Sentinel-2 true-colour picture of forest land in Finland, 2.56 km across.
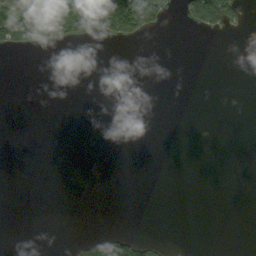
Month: September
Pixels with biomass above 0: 11%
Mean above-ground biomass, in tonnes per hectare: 17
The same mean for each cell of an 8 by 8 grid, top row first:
126 126 131 162 146 17 117 39
49 36 3 2 2 0 0 0
0 0 0 0 0 0 0 0
0 0 0 0 0 0 0 0
0 0 0 0 0 0 0 0
0 0 0 0 0 0 0 0
0 0 0 0 0 0 0 0
0 0 17 75 32 0 0 0
